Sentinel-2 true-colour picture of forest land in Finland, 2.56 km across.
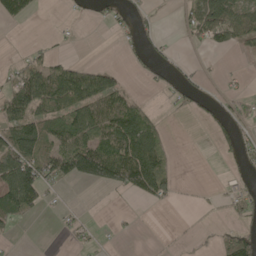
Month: May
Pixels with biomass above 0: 42%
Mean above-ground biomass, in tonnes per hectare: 48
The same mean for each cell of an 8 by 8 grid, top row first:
54 0 11 30 29 13 98 80
3 14 2 1 37 15 32 35
58 113 120 59 15 34 12 8
87 92 95 107 57 17 40 37
137 95 106 114 125 11 3 48
158 86 85 108 147 37 0 33
105 23 13 4 10 8 13 58
8 0 19 8 1 7 9 70
